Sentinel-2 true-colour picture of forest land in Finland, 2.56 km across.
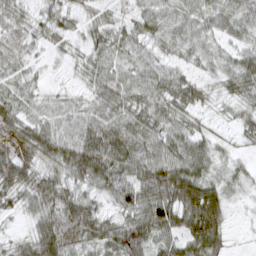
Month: March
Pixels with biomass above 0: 93%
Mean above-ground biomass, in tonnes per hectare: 48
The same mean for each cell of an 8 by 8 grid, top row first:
41 32 25 28 42 36 43 49
46 22 18 42 31 30 27 38
35 12 18 52 43 49 24 60
56 39 44 57 57 49 19 27
50 61 72 80 61 50 34 15
76 47 59 73 74 94 48 27
29 57 69 31 79 94 107 9
25 82 58 62 78 63 95 3
